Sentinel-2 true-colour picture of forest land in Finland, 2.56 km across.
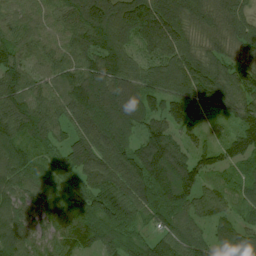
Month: July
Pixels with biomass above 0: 98%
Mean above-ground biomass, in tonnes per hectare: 103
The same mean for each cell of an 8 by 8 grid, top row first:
63 67 136 156 209 114 79 83
99 70 107 134 137 155 63 66
114 79 122 129 102 127 158 126
127 97 129 135 116 89 62 105
94 75 116 137 113 97 69 108
94 51 96 141 154 161 70 57
79 81 104 110 98 118 70 65
95 66 98 74 52 99 77 115
